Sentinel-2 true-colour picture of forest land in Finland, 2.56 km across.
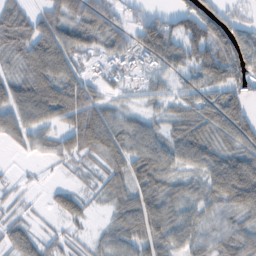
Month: February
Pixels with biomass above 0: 78%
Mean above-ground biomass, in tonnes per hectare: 54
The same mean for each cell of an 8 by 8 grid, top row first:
64 51 67 48 40 49 80 30
63 92 65 52 73 71 93 92
56 93 51 20 20 37 78 75
71 80 108 50 33 33 53 78
27 40 77 77 72 32 47 61
6 3 13 48 32 35 64 73
16 16 35 36 98 61 52 80
43 26 15 44 67 59 48 72
